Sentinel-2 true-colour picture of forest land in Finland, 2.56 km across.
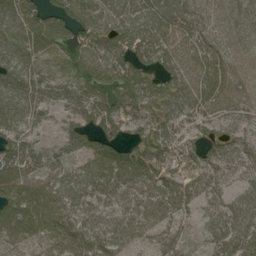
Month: July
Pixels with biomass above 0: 91%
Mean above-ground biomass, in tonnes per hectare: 73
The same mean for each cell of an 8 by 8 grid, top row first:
97 84 73 76 90 94 66 70
80 70 74 77 89 78 81 61
77 59 79 83 68 77 97 70
82 37 73 88 72 77 68 60
74 22 57 73 75 66 51 60
100 68 82 98 90 61 62 45
121 108 79 63 74 71 54 80
66 65 89 79 41 52 54 90
